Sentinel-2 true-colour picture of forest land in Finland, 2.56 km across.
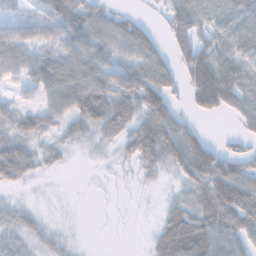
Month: November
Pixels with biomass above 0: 74%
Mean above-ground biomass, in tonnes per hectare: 50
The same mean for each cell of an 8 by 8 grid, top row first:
20 53 80 42 13 75 46 50
62 45 58 53 70 52 57 56
27 64 78 61 86 51 131 62
37 49 60 79 92 54 48 49
52 27 21 28 93 113 64 26
48 9 1 5 24 41 140 111
25 6 2 2 3 39 88 115
26 26 6 1 5 88 75 56
